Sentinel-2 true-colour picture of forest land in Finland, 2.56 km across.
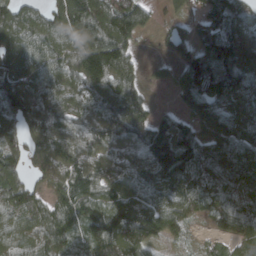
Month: March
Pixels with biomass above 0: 88%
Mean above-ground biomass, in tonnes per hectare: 103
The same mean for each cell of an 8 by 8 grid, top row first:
96 81 169 145 83 43 65 83
92 96 108 107 14 72 129 149
105 97 85 111 46 60 210 127
121 114 106 126 83 52 96 95
81 137 125 124 152 184 94 114
87 93 123 113 114 133 106 118
104 86 118 126 125 108 77 104
80 113 67 147 112 40 22 89
